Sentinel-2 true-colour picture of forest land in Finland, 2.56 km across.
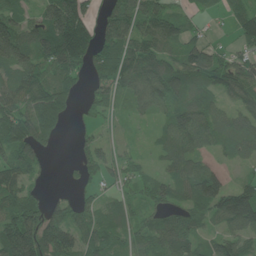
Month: June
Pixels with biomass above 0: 82%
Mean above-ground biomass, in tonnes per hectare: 84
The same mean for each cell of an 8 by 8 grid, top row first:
88 124 145 108 130 70 23 64
195 144 173 125 101 68 67 45
91 79 56 121 107 101 74 105
104 130 28 47 45 93 79 60
125 62 32 41 14 96 48 65
88 16 41 43 32 77 94 28
99 58 66 53 50 74 96 170
193 138 80 64 73 129 45 76
